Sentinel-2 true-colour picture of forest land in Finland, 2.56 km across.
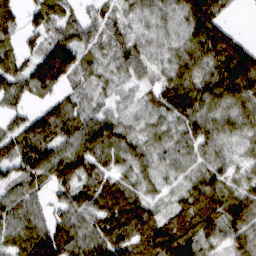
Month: March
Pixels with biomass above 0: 90%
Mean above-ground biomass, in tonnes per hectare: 63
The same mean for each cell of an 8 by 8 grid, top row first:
53 78 28 29 44 47 107 6
44 82 80 43 53 45 93 79
72 115 37 23 36 61 72 114
37 69 57 35 33 75 66 64
84 96 91 80 39 48 54 26
57 74 80 51 38 21 52 22
71 43 85 87 59 40 73 81
70 124 103 100 86 121 50 46
